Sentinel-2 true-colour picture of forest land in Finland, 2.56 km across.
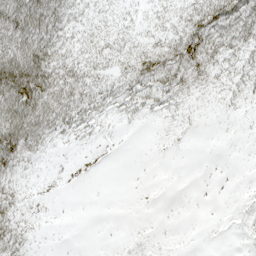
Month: May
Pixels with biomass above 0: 50%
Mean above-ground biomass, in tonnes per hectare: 23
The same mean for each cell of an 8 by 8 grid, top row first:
90 76 21 14 12 24 55 56
75 61 25 25 27 48 51 32
118 73 43 24 41 37 24 20
85 61 37 15 12 11 4 6
75 19 4 0 0 1 0 1
26 1 0 0 0 0 0 0
23 2 0 0 0 0 0 3
36 1 0 0 2 0 0 3
